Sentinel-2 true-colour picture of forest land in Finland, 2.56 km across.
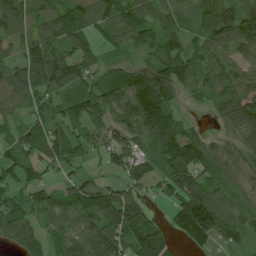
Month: July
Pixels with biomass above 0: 87%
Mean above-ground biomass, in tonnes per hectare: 82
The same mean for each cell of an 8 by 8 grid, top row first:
105 75 87 86 67 76 72 97
71 111 76 46 70 81 82 80
112 130 102 87 118 105 76 88
51 70 95 102 158 56 22 120
69 104 76 88 92 113 55 63
60 31 43 41 92 121 61 43
63 74 79 128 66 69 127 49
77 64 98 132 137 33 57 44
